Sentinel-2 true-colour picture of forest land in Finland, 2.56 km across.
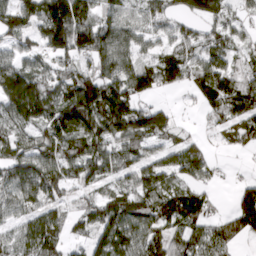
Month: March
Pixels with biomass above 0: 80%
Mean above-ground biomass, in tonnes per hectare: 79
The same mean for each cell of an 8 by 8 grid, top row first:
101 147 150 59 57 51 79 34
51 77 103 98 48 77 77 41
133 66 120 116 86 69 104 80
101 98 178 156 101 25 38 102
71 75 108 79 63 45 18 40
82 104 82 52 83 72 40 10
64 74 42 101 105 113 51 95
55 100 32 104 98 65 76 41
